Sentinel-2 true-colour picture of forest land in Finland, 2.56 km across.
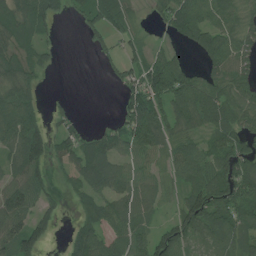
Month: July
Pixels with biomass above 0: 74%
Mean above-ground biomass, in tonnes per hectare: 66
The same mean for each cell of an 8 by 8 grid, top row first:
83 65 34 80 16 97 89 75
72 28 3 25 41 23 88 72
80 9 0 16 92 125 73 72
105 26 6 6 180 104 108 69
84 82 66 69 94 65 57 79
70 47 62 89 56 51 95 99
100 36 37 75 63 51 128 97
94 36 66 65 58 96 54 65
